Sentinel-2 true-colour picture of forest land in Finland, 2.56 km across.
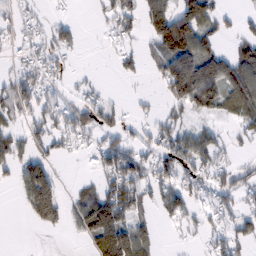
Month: February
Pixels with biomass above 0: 55%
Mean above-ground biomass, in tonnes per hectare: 49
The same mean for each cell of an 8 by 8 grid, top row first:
28 17 3 46 62 112 74 23
18 43 17 13 26 142 65 48
50 36 12 5 14 136 131 110
60 50 50 36 11 33 52 72
49 45 25 49 28 68 62 15
37 70 7 72 52 60 48 49
6 108 59 113 39 58 34 44
0 2 20 152 73 5 29 55
